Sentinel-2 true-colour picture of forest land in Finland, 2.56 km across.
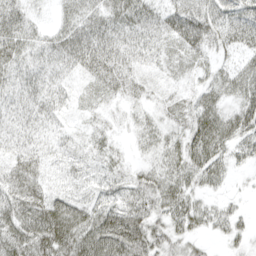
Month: April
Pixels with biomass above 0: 91%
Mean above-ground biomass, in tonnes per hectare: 39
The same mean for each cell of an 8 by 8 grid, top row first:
39 10 42 39 45 55 56 44
39 32 57 42 33 44 40 38
28 30 23 46 26 25 30 51
25 29 16 18 23 33 51 50
24 21 21 25 26 38 72 46
48 30 26 33 34 46 46 8
59 68 42 48 52 49 27 12
67 80 67 79 67 39 14 20
